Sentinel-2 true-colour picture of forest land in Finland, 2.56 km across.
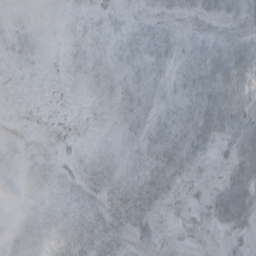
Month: October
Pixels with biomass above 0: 70%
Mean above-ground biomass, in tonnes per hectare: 17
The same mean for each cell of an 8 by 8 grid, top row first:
8 2 7 8 7 10 18 28
16 5 14 15 25 19 25 37
5 3 8 12 16 18 37 48
3 3 2 8 15 19 46 49
1 0 2 6 21 26 30 47
17 20 12 12 19 18 7 38
14 13 13 21 23 2 22 54
12 10 22 25 13 2 2 14
